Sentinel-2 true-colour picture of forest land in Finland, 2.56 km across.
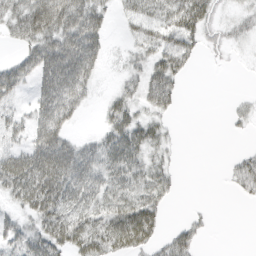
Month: March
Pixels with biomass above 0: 61%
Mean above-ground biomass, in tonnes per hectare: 33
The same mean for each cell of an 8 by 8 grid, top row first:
51 90 73 18 48 60 37 17
19 65 88 8 30 45 21 8
44 62 65 5 37 34 0 0
20 62 25 30 24 14 0 10
21 67 27 44 42 7 0 1
55 63 64 46 38 13 0 30
22 54 42 43 50 2 4 1
36 49 47 53 45 35 4 0
